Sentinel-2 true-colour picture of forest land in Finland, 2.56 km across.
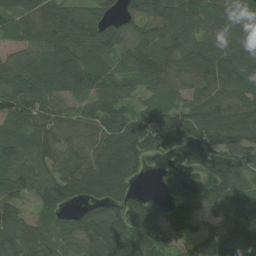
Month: July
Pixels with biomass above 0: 90%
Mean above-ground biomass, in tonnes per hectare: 109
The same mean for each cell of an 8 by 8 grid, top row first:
95 125 91 44 102 128 106 122
55 120 106 87 103 128 135 131
117 155 151 92 107 110 126 115
127 123 79 112 87 115 129 119
79 108 101 145 178 116 109 134
102 103 151 181 42 59 91 79
73 92 62 94 108 98 107 153
112 95 103 133 138 69 95 153
